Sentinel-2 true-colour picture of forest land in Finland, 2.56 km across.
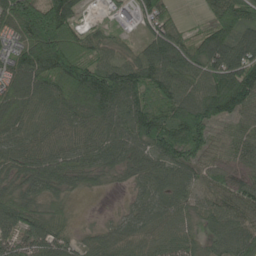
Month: May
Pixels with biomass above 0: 92%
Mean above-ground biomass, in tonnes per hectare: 84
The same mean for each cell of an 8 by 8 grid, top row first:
132 148 41 31 59 29 51 123
67 154 97 49 56 92 111 116
103 110 136 126 120 102 108 135
108 71 99 99 137 110 120 84
74 73 68 81 99 147 80 57
64 90 62 31 69 72 50 63
105 54 2 5 72 71 71 83
65 89 33 61 60 69 77 130
